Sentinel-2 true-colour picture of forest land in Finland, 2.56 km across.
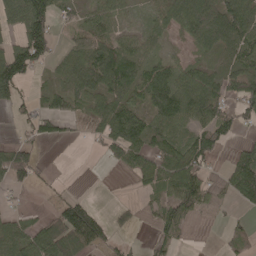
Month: May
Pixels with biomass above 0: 63%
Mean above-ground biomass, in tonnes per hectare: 56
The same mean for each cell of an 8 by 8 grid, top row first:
71 99 35 65 36 77 99 95
69 84 57 78 50 14 50 84
106 22 71 97 75 76 62 60
25 56 23 85 57 99 77 61
44 25 5 67 79 64 100 24
68 12 1 2 58 87 40 87
15 16 102 13 19 86 23 22
80 98 99 41 8 38 0 31
